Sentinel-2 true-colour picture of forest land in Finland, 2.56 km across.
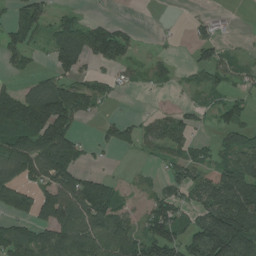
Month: July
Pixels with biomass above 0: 60%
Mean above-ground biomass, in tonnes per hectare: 74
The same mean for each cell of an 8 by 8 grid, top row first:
78 60 31 8 1 2 19 1
85 53 173 127 11 7 62 9
27 65 52 29 23 19 33 34
152 173 83 5 12 35 29 55
101 162 61 66 52 58 26 76
79 123 99 24 9 58 71 176
153 136 146 113 35 90 126 179
89 97 135 118 91 90 185 160
